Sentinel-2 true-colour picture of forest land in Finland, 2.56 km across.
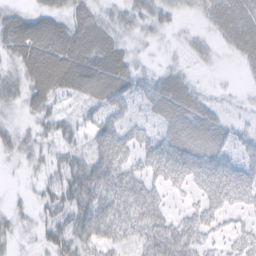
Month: February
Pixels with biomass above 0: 78%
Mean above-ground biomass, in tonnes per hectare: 38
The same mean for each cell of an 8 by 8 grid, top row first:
31 38 37 28 36 20 25 45
47 73 67 51 8 9 15 35
25 69 67 75 29 37 3 4
12 34 21 45 21 53 30 7
23 16 25 70 39 64 53 27
3 22 64 70 41 56 64 58
11 28 62 68 73 13 45 28
15 35 55 50 48 68 26 31
